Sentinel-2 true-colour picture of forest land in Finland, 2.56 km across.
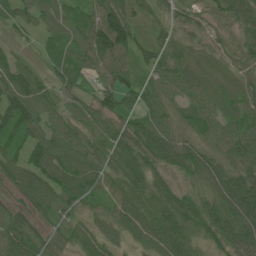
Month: June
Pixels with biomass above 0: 94%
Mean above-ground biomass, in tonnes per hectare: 68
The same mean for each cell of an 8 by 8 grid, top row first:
48 57 54 102 35 48 33 79
29 39 61 115 49 59 34 50
82 43 62 68 51 74 48 36
87 56 40 75 77 57 63 62
66 87 64 74 104 88 63 90
67 92 88 63 94 48 92 98
45 75 56 55 92 97 92 126
93 60 55 46 67 100 64 106
